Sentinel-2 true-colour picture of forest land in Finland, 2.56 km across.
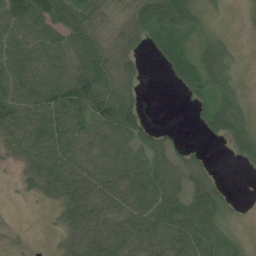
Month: July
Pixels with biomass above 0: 75%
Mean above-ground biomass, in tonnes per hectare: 48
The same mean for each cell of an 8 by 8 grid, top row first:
80 82 62 15 64 106 12 0
72 79 105 30 18 49 48 6
86 78 117 72 16 37 61 15
89 83 78 107 30 0 48 46
44 66 52 65 47 19 8 46
9 61 57 60 75 28 19 1
1 10 58 35 67 71 72 3
5 2 46 63 52 64 66 17
